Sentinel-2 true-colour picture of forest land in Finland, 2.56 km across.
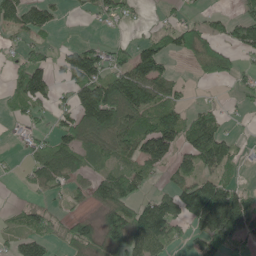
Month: May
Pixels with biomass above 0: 58%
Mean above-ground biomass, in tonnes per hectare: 69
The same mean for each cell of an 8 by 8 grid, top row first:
88 59 8 54 8 26 31 50
24 28 66 42 71 88 94 69
60 82 105 103 136 43 30 40
35 39 112 170 99 84 44 11
13 44 80 83 115 93 140 24
6 76 43 62 51 47 73 25
17 33 16 94 104 117 298 176
37 48 86 95 118 54 105 80
